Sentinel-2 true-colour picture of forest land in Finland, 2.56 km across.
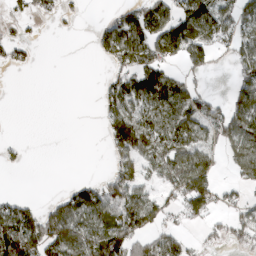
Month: March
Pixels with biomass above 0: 50%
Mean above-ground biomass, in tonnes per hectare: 54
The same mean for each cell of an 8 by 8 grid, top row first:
28 31 8 26 71 86 106 63
40 0 0 77 81 90 76 70
0 0 0 44 87 45 18 69
0 0 0 61 72 92 73 109
8 0 0 65 69 80 64 101
1 0 3 56 45 82 78 48
68 40 109 108 81 56 83 46
147 115 89 105 59 56 25 42
